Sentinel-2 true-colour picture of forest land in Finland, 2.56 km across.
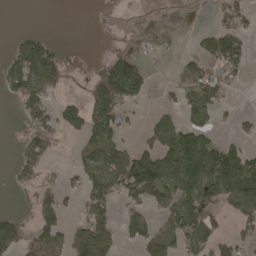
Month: April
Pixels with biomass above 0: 48%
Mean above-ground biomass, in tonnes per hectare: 63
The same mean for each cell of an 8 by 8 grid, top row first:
0 0 0 7 20 38 12 54
55 60 5 14 55 19 64 75
103 98 23 181 69 31 94 22
18 66 82 125 11 53 67 15
20 71 48 89 41 159 101 36
38 31 57 120 170 133 131 151
4 74 38 58 64 96 80 73
96 95 77 67 79 73 82 44
